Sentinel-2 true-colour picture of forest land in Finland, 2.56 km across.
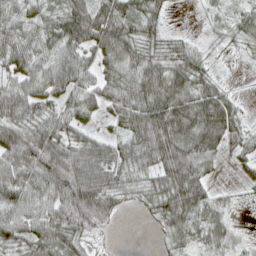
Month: April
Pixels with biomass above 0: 86%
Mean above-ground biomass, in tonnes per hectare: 56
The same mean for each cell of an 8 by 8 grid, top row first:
49 40 88 81 63 4 18 36
57 54 75 75 53 42 18 19
54 68 57 56 80 87 49 2
61 44 58 39 84 99 96 29
103 84 51 46 79 101 82 40
72 85 77 62 48 91 40 18
74 63 95 45 29 98 61 10
60 76 42 5 0 49 49 22
